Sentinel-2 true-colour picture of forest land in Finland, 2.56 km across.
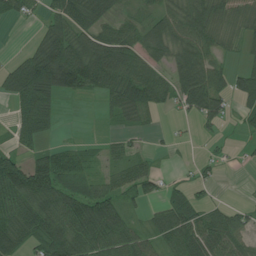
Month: July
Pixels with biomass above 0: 70%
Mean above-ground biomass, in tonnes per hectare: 55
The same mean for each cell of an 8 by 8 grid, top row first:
33 41 67 37 37 67 70 35
3 93 93 107 72 73 56 23
88 122 112 101 84 71 87 52
33 62 0 33 49 20 79 38
26 24 17 22 10 10 9 8
106 101 46 40 58 9 18 0
87 85 83 67 23 76 40 26
71 106 85 84 45 81 82 48
